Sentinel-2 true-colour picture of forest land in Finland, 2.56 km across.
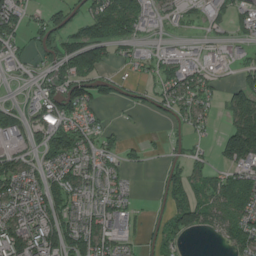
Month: July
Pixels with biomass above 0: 67%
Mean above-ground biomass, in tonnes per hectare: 68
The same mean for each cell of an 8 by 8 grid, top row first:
91 64 78 136 65 37 47 46
46 97 164 89 24 31 34 32
25 72 140 55 30 94 48 60
78 106 88 6 27 45 34 126
47 92 89 40 27 20 14 184
96 65 95 58 2 53 66 88
72 89 63 85 9 92 86 83
138 124 111 73 27 58 2 76
